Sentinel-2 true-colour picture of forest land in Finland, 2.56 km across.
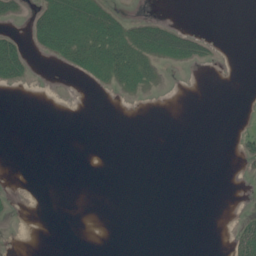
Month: July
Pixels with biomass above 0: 15%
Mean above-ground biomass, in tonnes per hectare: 8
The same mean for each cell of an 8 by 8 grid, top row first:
13 45 57 31 10 1 0 0
35 29 43 46 45 48 15 0
19 0 4 21 21 0 0 0
0 0 0 0 0 0 0 0
0 0 0 0 0 0 0 7
0 0 0 0 0 0 0 1
2 0 0 0 0 0 0 1
1 0 0 0 0 0 0 30
